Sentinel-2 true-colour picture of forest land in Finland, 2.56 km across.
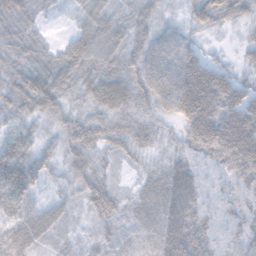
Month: November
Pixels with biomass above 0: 94%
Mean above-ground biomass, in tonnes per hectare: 54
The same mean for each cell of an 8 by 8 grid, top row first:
40 13 28 37 38 12 63 39
32 22 60 54 67 84 23 16
50 62 43 56 68 111 137 53
44 45 26 50 30 74 143 117
78 26 59 41 32 26 108 154
114 35 46 20 20 65 41 85
69 33 22 50 37 77 49 49
54 28 17 32 27 84 59 51
